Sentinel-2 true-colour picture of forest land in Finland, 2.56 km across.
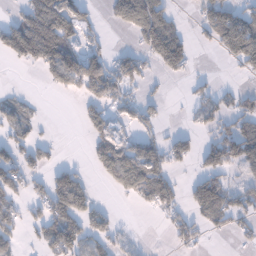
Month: January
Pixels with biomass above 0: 47%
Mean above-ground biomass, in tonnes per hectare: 59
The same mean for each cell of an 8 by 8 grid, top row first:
31 136 76 38 117 26 72 77
108 144 63 20 63 126 21 112
0 39 122 106 50 17 20 16
47 1 22 48 50 1 64 80
59 25 1 85 62 63 53 141
69 59 39 73 129 31 85 29
49 83 89 9 32 55 107 76
33 76 77 58 4 47 14 21
